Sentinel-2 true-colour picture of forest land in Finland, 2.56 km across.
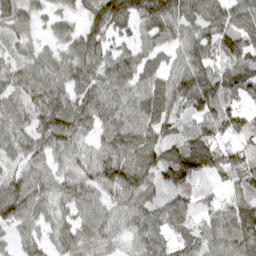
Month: April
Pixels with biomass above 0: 92%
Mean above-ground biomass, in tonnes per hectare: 80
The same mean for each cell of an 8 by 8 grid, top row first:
73 44 50 148 123 123 102 104
44 42 99 62 61 58 71 100
68 87 91 94 76 85 94 95
84 109 93 99 115 61 78 65
70 86 49 104 102 75 110 51
70 84 55 106 101 103 68 68
116 68 71 60 76 69 40 96
55 54 80 48 63 48 65 112
